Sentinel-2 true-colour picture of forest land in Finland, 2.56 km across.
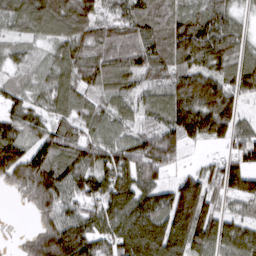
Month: March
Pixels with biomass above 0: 90%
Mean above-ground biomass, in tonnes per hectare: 92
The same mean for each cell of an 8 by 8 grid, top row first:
93 130 131 53 103 97 81 28
34 42 86 92 102 117 126 58
37 60 85 88 68 92 134 99
69 62 68 72 59 121 167 69
103 87 89 89 92 99 62 74
102 139 96 118 102 44 82 130
4 81 76 124 131 175 119 32
14 138 127 101 156 130 126 114
